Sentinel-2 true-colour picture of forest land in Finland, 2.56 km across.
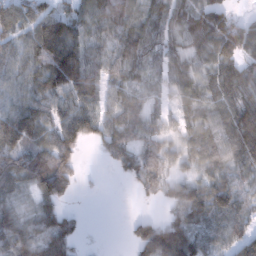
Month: February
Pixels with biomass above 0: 83%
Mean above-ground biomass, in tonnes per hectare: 77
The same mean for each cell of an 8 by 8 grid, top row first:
88 89 79 105 61 78 113 38
56 158 105 75 100 58 84 132
56 117 144 63 58 59 68 109
89 73 84 58 56 40 67 128
97 74 62 71 56 42 89 143
88 148 25 9 78 45 65 64
45 72 9 0 3 70 132 86
95 107 29 0 124 186 71 85
